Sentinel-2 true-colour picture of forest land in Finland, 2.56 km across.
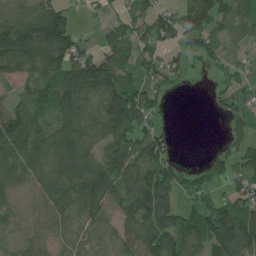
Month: July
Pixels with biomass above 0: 75%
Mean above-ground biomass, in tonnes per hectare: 72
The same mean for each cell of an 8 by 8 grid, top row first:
71 101 14 21 50 67 81 52
150 163 61 66 59 46 54 17
46 70 129 108 50 22 6 38
69 49 112 131 74 1 5 38
100 113 134 99 102 17 1 49
54 103 139 109 98 73 51 55
44 67 91 60 120 70 82 99
17 23 63 47 94 102 129 162
